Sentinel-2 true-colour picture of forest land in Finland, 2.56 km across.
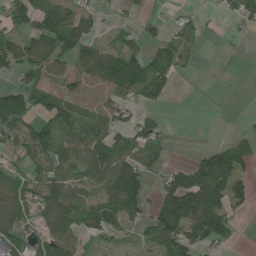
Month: June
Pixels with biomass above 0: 61%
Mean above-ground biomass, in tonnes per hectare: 74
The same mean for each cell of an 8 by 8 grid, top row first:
99 143 81 11 23 30 6 55
111 96 97 62 50 74 2 9
32 69 68 133 121 32 0 2
147 102 92 79 37 0 0 3
66 137 123 102 113 7 18 65
49 94 82 141 80 88 193 76
74 74 98 101 68 155 185 49
98 120 71 44 60 138 94 11
